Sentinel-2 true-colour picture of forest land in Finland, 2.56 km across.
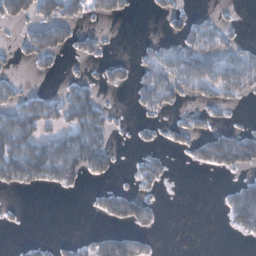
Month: January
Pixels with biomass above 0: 36%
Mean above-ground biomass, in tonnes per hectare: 33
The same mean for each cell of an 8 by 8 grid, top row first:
46 40 35 39 1 31 16 4
15 71 27 4 15 44 67 33
16 7 23 24 41 66 71 77
62 60 97 19 19 16 26 7
94 69 94 22 11 18 57 77
69 58 49 19 36 2 3 22
4 0 0 51 39 0 0 78
2 9 18 64 21 0 0 7
